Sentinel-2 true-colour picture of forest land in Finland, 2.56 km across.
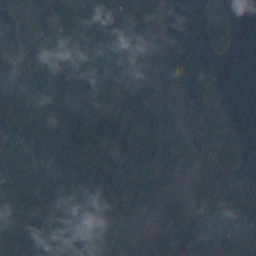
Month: November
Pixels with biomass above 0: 84%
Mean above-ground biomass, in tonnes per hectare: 84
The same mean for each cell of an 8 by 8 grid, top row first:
23 39 112 185 129 33 127 33
37 34 95 123 95 49 74 28
62 96 112 128 100 84 56 0
80 94 103 59 106 104 94 17
62 82 140 79 83 90 111 71
92 75 128 104 88 47 90 71
108 86 67 95 98 41 94 126
116 58 51 62 127 115 93 84
